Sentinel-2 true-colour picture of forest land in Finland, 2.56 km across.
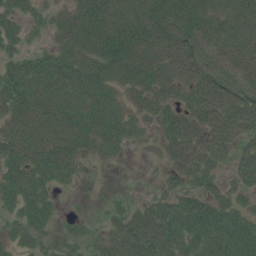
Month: July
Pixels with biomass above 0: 79%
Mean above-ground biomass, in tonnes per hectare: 49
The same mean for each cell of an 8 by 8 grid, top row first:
41 25 60 75 70 75 52 63
29 25 63 88 79 81 58 71
60 72 73 53 63 62 76 60
71 79 64 55 43 52 77 74
79 70 48 44 13 60 63 41
50 44 15 2 2 35 38 32
31 31 1 16 29 46 44 28
24 16 19 36 64 46 52 56
